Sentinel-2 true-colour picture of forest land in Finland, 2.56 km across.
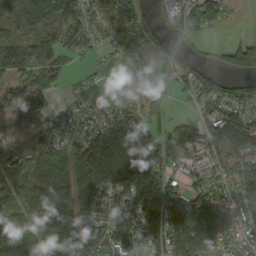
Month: September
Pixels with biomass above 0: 81%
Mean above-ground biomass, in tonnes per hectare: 99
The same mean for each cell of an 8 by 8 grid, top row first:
106 114 94 86 38 101 84 5
119 82 40 33 52 66 16 99
45 56 26 36 40 55 62 59
73 73 45 69 70 14 75 130
61 99 94 191 203 116 152 180
136 115 93 154 193 90 88 139
97 196 111 109 145 156 160 128
132 141 121 127 110 154 148 127
